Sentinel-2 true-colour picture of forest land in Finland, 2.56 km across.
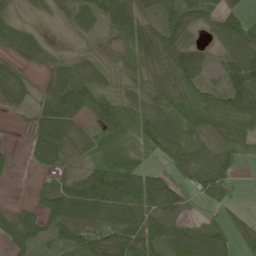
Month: May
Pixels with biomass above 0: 80%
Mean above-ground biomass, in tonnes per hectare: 51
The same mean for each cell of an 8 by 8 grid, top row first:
17 7 38 50 50 75 54 40
42 24 8 11 55 78 28 82
39 28 48 17 35 76 35 93
12 65 69 73 47 71 116 108
4 93 48 66 51 43 29 58
7 23 47 108 67 34 56 15
24 62 101 83 83 55 16 13
59 41 72 83 65 63 50 44
